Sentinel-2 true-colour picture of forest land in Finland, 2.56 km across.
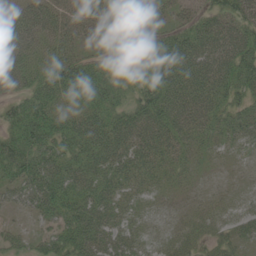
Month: June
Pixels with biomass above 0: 87%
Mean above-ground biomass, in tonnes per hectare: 50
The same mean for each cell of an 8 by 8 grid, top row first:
54 59 53 71 37 32 49 66
50 38 42 26 39 81 73 76
44 65 76 39 46 84 76 68
45 68 60 55 74 71 56 47
64 67 67 77 58 48 26 25
51 81 64 60 41 25 10 9
23 53 72 58 18 13 21 21
25 37 74 61 27 28 23 28
